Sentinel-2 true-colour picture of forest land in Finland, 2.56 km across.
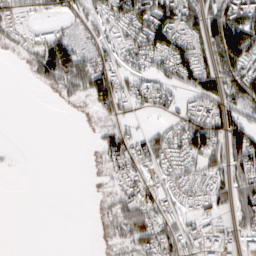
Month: February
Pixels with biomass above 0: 55%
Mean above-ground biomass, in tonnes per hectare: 44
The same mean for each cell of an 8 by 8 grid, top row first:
26 17 48 67 107 101 84 91
13 90 47 49 91 84 63 135
0 46 89 88 48 69 66 88
0 0 1 41 24 36 67 56
1 0 0 53 50 56 98 88
1 0 0 21 37 34 50 67
0 0 0 21 59 24 27 58
0 0 0 9 63 55 55 42
